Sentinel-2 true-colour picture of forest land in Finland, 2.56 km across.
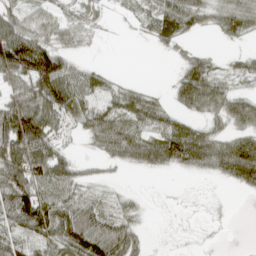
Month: April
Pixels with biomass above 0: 68%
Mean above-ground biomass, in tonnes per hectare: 48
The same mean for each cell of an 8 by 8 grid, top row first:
44 37 38 8 30 94 41 70
129 65 29 0 3 29 10 12
67 123 60 22 4 35 74 25
103 90 48 57 68 32 50 64
108 59 11 69 69 90 71 81
97 82 29 6 7 9 22 85
106 86 81 21 9 2 3 0
46 58 97 107 16 2 2 0
